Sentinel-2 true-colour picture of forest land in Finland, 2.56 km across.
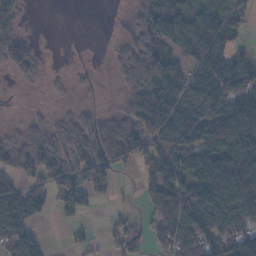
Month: November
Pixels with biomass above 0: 72%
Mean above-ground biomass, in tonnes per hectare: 81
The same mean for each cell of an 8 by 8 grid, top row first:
86 0 0 7 82 82 118 60
92 5 2 14 109 69 157 33
30 23 19 11 143 145 126 146
11 25 38 27 144 154 132 158
66 95 108 128 107 144 128 138
41 94 93 63 49 135 144 163
68 56 77 15 38 169 127 105
102 2 11 53 60 133 107 132
